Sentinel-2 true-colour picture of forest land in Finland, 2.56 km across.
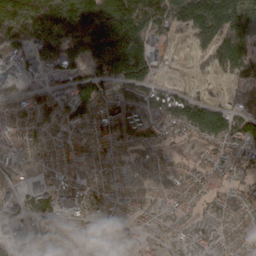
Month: April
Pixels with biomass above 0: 87%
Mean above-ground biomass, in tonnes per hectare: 99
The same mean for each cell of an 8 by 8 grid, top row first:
149 221 254 176 167 159 226 197
108 178 183 211 138 38 116 171
65 50 108 153 130 22 37 65
87 113 141 122 121 150 138 90
70 67 70 91 92 37 68 122
55 46 76 61 66 93 71 57
33 93 71 73 56 67 38 65
23 49 45 49 40 60 76 61
